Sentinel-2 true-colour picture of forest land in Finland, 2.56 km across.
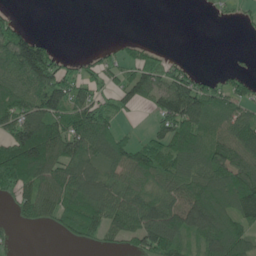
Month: June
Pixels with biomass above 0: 64%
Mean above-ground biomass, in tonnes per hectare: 78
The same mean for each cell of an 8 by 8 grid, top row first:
20 0 0 0 0 0 5 17
134 76 1 22 35 1 0 3
85 139 85 42 104 97 41 57
106 110 103 72 16 171 116 67
151 162 128 117 74 151 116 110
140 96 95 66 93 97 115 115
45 90 116 98 116 108 167 144
8 1 51 41 95 101 119 115
